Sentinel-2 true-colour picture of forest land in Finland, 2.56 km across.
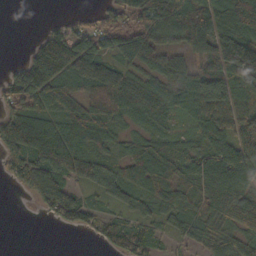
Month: October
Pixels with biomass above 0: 80%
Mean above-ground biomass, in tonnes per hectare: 77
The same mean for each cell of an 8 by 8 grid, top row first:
0 3 20 81 133 109 99 144
0 133 113 76 98 65 102 156
79 141 119 142 67 76 119 108
84 73 85 90 65 42 83 78
134 146 63 43 52 49 74 91
61 118 91 77 83 87 119 99
0 59 87 41 49 75 60 110
0 0 3 79 83 36 48 50
